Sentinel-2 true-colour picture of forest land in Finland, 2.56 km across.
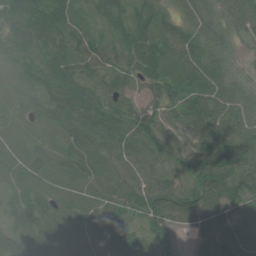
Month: July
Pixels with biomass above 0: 96%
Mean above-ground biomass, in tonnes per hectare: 55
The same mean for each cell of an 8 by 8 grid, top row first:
88 106 30 50 47 44 54 62
68 72 49 40 79 58 64 28
54 69 58 39 39 44 66 44
36 52 86 59 34 28 71 67
33 22 68 61 61 35 73 88
50 58 51 39 28 31 99 85
53 47 36 31 61 73 86 44
61 55 35 63 35 24 69 61
